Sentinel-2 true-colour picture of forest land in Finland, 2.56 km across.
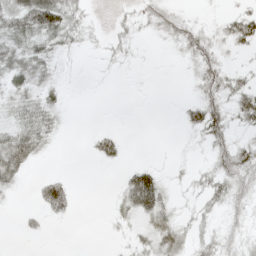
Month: May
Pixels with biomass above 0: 50%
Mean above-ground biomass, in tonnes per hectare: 19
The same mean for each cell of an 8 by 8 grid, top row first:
46 72 20 5 19 21 4 30
38 28 10 13 3 14 33 19
30 22 1 1 1 0 38 18
24 26 0 0 0 4 51 33
45 15 0 23 0 2 25 23
25 16 0 1 52 5 22 43
3 39 2 10 60 15 18 20
1 2 0 3 20 38 19 20
